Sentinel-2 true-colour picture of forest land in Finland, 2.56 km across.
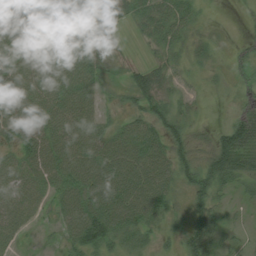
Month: July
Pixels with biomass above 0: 81%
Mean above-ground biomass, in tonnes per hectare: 44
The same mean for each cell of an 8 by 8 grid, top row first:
68 68 27 15 34 56 5 0
65 54 54 8 9 31 17 23
64 68 68 11 42 15 8 18
64 66 61 12 46 33 3 41
53 64 63 60 70 46 27 88
57 55 68 74 68 50 67 56
58 26 69 74 70 20 49 10
29 6 68 66 34 19 69 11
